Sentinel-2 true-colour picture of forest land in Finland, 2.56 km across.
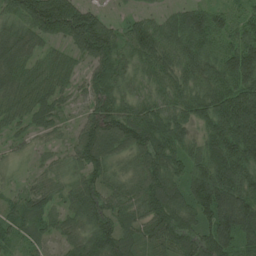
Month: June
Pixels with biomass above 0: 93%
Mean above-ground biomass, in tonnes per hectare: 91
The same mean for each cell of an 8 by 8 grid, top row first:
75 188 142 18 35 54 96 65
92 44 99 115 102 97 91 149
74 69 40 109 54 80 96 141
61 74 37 145 84 74 113 212
30 27 89 111 119 93 113 197
13 45 68 55 99 80 163 136
52 61 97 90 90 100 140 146
52 51 73 115 79 100 126 97
